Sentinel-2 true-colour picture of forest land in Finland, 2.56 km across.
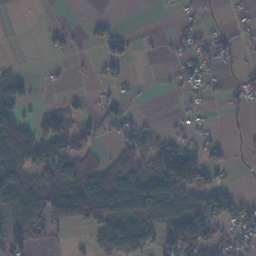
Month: November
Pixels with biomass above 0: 45%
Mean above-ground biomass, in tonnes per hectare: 46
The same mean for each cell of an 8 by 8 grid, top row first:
0 2 1 9 0 7 6 8
0 13 4 39 4 23 50 20
51 5 3 28 3 20 33 18
58 34 23 39 7 6 8 6
106 107 63 22 54 52 40 2
55 67 95 88 100 164 57 1
86 107 136 135 120 77 82 50
65 26 7 90 86 148 102 45
